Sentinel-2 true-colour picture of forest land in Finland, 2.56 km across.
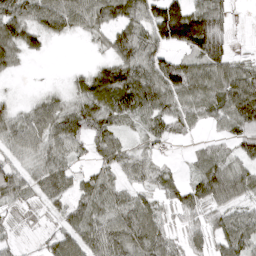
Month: April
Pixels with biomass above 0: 82%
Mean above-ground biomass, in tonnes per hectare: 62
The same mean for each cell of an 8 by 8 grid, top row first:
86 87 72 75 81 132 102 0
71 18 2 54 85 63 105 6
8 3 38 104 93 97 81 97
37 68 79 84 63 64 61 125
63 75 46 65 30 14 27 73
71 86 44 46 52 25 94 85
35 33 68 66 66 44 58 54
19 29 83 95 86 31 51 89
